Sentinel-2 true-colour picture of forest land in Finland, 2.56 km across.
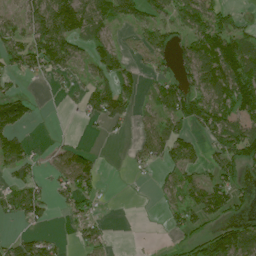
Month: July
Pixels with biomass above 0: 56%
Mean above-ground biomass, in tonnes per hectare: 57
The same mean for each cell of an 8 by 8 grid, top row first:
39 151 158 101 69 69 100 26
75 143 41 44 50 60 103 95
30 23 26 51 24 76 97 119
131 0 23 76 25 105 100 87
64 7 14 3 49 83 44 132
41 28 91 0 8 44 41 54
73 36 40 3 0 43 88 34
35 38 30 16 0 16 72 86
